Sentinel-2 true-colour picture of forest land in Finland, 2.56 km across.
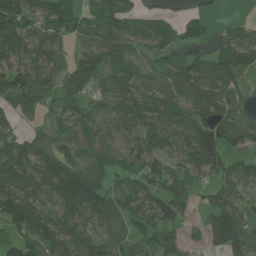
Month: June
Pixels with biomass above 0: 81%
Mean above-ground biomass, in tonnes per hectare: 93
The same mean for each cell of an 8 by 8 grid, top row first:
139 125 110 124 80 43 24 12
89 89 59 78 60 64 57 134
110 67 108 71 66 87 131 68
79 49 69 78 128 101 111 77
115 102 81 65 101 93 173 63
168 158 186 75 101 60 69 92
164 94 161 102 108 99 69 78
91 133 102 67 66 71 69 117
